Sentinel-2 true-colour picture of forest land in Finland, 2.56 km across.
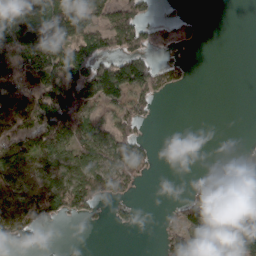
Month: March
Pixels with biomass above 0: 53%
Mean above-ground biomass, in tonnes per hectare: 66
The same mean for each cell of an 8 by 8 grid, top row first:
146 89 114 59 43 20 1 0
143 202 109 52 52 22 0 0
148 153 128 137 96 30 0 0
157 149 109 38 39 0 0 0
127 123 88 89 26 0 0 3
93 85 132 105 17 0 53 106
96 88 78 18 2 25 140 141
53 3 0 0 0 64 119 102
